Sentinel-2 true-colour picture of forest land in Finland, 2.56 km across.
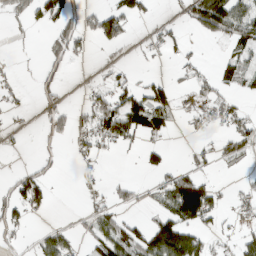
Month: March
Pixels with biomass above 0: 40%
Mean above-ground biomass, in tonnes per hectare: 36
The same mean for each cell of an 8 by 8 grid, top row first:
28 59 57 60 22 14 141 77
5 27 34 23 12 22 1 51
9 28 8 30 16 15 26 48
8 36 23 85 117 38 27 26
4 14 19 37 28 1 13 50
30 23 9 5 11 52 19 11
51 25 6 34 17 123 82 17
17 45 21 84 74 147 27 34
